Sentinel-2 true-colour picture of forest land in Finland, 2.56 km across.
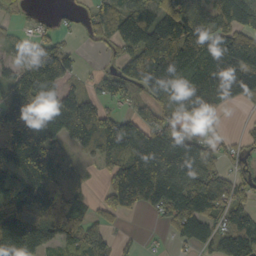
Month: October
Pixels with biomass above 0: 76%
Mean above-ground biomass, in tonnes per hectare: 118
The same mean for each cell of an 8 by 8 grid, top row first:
29 9 26 81 122 181 106 133
32 102 21 44 196 267 177 172
108 182 40 81 200 198 135 131
230 210 184 71 92 98 62 4
252 192 112 191 202 216 79 37
121 147 35 107 221 184 138 52
129 141 53 87 82 136 126 86
166 104 127 54 9 35 59 123
